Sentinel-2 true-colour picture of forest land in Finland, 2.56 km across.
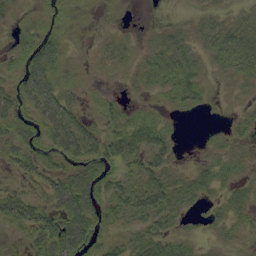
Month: September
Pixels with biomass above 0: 70%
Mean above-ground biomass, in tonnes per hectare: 26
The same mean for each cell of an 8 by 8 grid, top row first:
14 14 7 3 0 1 23 26
19 36 3 21 15 45 38 57
22 50 11 3 21 48 14 26
39 50 25 19 12 10 6 9
32 26 55 46 46 12 5 14
19 29 41 26 43 27 29 16
47 35 60 31 53 39 10 29
6 54 48 17 39 29 13 13
